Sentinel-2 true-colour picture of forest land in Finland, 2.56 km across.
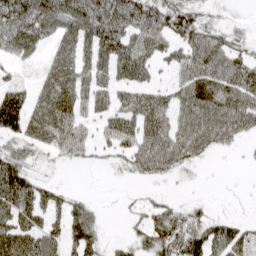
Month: April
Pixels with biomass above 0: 67%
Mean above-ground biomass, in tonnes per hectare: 50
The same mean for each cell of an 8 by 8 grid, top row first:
100 81 80 94 70 61 19 5
55 31 63 86 68 45 84 34
28 57 61 56 45 35 87 84
100 83 47 52 79 59 88 93
46 42 42 39 73 76 57 17
36 12 0 3 26 16 0 0
66 58 41 0 22 31 12 1
78 57 69 11 44 74 76 57
